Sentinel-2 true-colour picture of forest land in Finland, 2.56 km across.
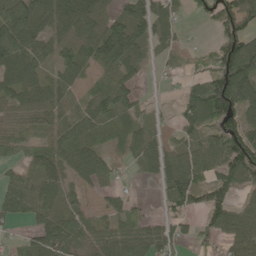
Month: May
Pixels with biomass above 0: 75%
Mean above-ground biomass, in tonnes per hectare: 62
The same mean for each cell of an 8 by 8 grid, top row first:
138 87 96 59 74 47 40 111
116 56 45 127 39 31 16 133
85 51 34 41 14 10 75 129
55 74 56 57 26 26 108 104
52 53 68 29 61 37 47 144
41 56 47 21 20 99 55 123
58 49 28 33 13 46 93 58
18 85 54 81 78 51 43 83
